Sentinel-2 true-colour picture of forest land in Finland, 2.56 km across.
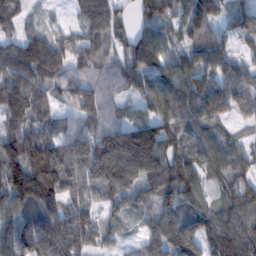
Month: February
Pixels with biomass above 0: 91%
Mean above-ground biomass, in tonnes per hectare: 103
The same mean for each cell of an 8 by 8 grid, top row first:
95 13 65 104 71 83 152 115
81 121 76 81 111 62 119 64
112 109 87 73 92 125 122 118
124 61 93 59 47 111 131 73
118 91 113 184 222 91 99 58
130 145 141 173 151 112 73 109
87 111 97 63 62 84 77 109
99 169 132 50 61 139 129 141
